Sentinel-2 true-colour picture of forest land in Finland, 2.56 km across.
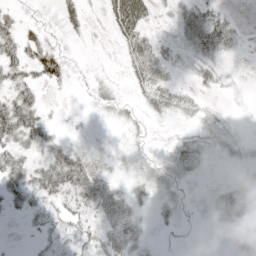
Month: May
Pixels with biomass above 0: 68%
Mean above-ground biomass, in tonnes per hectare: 22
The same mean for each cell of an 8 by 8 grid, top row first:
16 5 20 36 47 13 27 4
41 32 3 4 42 9 34 8
34 37 3 7 33 9 15 4
66 11 3 11 13 19 12 4
36 30 11 6 9 17 16 21
38 48 58 19 18 18 6 27
17 28 29 43 13 14 21 81
1 20 26 29 16 2 3 41
